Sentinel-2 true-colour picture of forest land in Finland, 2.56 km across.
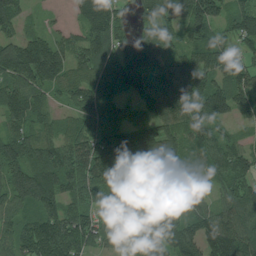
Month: July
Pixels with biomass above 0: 91%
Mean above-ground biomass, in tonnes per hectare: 103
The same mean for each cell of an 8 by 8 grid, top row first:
95 13 65 104 71 83 152 115
81 121 76 81 111 62 119 64
112 109 87 73 92 125 122 118
124 61 93 59 47 111 131 73
118 91 113 184 222 91 99 58
130 145 141 173 151 112 73 109
87 111 97 63 62 84 77 109
99 169 132 50 61 139 129 141
